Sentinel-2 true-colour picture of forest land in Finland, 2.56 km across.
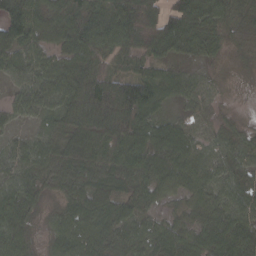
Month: March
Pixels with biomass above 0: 93%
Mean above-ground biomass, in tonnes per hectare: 66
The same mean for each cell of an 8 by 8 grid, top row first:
86 72 85 95 91 88 77 52
68 45 75 83 74 58 46 27
40 74 103 102 75 51 25 16
44 56 112 130 77 19 29 11
37 68 105 107 89 90 34 41
58 63 75 79 83 66 50 50
89 28 70 72 47 32 72 55
71 36 77 69 72 87 84 98
